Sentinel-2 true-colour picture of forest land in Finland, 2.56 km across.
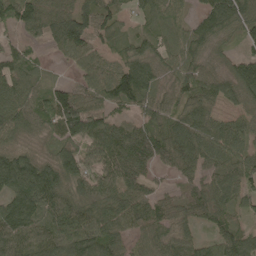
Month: May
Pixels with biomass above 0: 89%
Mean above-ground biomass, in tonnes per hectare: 81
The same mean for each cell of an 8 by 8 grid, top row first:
88 104 115 66 37 42 101 119
43 29 95 46 56 67 74 34
77 38 54 121 107 70 79 134
90 94 146 55 62 76 76 54
54 41 92 117 94 112 93 64
160 112 97 93 63 41 67 87
128 99 86 87 83 63 87 53
107 96 111 78 62 64 48 86
